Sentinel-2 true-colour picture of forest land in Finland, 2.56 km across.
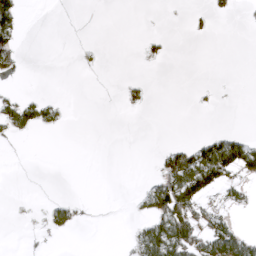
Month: April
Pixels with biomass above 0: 16%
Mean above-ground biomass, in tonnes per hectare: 15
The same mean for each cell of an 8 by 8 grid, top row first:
56 0 0 0 0 0 10 3
36 0 1 0 6 0 0 0
5 0 0 0 5 0 0 0
49 24 0 0 3 0 2 0
1 0 0 0 0 17 47 49
0 0 0 0 3 96 79 32
0 14 9 0 18 98 27 12
0 1 0 0 52 94 62 55
